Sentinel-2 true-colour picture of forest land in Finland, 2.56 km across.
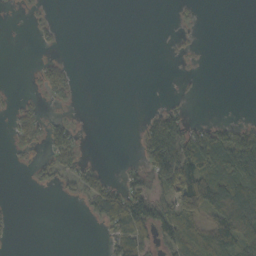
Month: October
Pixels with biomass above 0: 34%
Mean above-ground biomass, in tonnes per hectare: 31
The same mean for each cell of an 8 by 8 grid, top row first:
2 4 0 0 0 7 0 0
0 7 0 0 0 5 0 0
0 41 6 0 0 1 0 0
23 13 3 0 4 31 0 1
19 40 23 0 49 81 99 87
0 25 39 16 39 137 115 110
3 0 6 101 99 95 115 164
3 0 0 35 42 82 77 122
